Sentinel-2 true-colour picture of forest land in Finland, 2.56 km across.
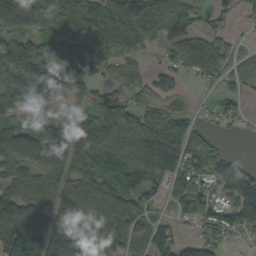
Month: September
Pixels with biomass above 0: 80%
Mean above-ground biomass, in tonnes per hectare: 87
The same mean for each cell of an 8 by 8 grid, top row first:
119 84 98 129 134 95 39 28
103 93 115 84 31 81 109 22
99 143 157 44 44 46 43 44
86 58 66 103 70 40 25 38
142 156 120 102 121 107 66 1
97 96 89 127 85 77 100 96
136 90 141 144 65 51 82 152
132 98 110 120 68 68 61 17
